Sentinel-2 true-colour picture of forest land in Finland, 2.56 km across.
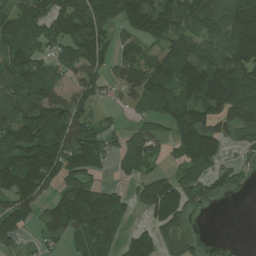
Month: July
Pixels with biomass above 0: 76%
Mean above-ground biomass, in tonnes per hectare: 100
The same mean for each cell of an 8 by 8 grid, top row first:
106 108 168 102 141 113 122 115
125 75 142 63 75 137 80 127
146 104 91 56 127 180 208 169
171 159 79 19 45 135 107 121
156 149 133 56 132 78 123 52
161 124 86 25 68 64 67 40
97 62 157 111 58 124 22 0
90 47 79 65 106 102 19 3
